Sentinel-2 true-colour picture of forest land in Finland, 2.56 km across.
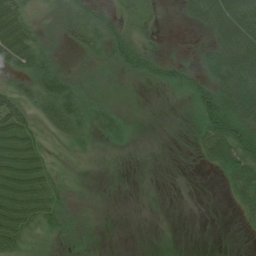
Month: July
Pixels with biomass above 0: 64%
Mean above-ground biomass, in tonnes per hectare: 28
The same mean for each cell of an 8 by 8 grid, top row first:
39 22 37 27 23 9 61 71
51 20 25 46 36 2 31 71
23 58 25 21 24 31 40 74
52 44 54 29 2 1 70 78
46 18 20 14 2 0 48 79
59 35 6 1 1 0 3 65
56 47 8 0 0 0 0 27
40 17 13 0 0 0 0 1
